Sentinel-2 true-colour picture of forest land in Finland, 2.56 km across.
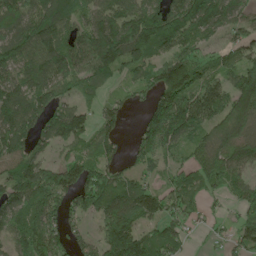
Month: May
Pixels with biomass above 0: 82%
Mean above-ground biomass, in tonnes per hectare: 108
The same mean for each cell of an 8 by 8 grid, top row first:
130 162 100 122 168 180 189 95
130 161 127 190 166 122 58 86
107 123 102 58 68 197 107 125
153 127 80 57 54 188 124 151
130 74 71 55 80 86 116 134
115 115 115 86 57 61 120 74
122 129 74 129 124 78 38 59
97 124 52 143 97 79 18 69
